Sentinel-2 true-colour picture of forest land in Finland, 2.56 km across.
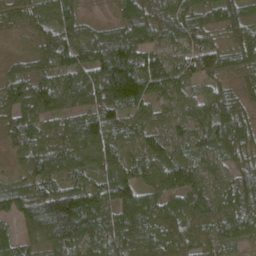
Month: April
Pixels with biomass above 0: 96%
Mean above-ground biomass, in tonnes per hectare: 86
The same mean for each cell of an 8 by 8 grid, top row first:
51 70 41 26 109 103 64 73
11 78 96 137 95 64 67 73
89 82 104 171 128 94 59 47
81 79 83 88 55 58 95 76
76 89 112 94 79 60 90 82
47 102 69 86 66 107 73 95
95 166 163 106 124 77 92 91
49 91 120 102 107 97 73 62
